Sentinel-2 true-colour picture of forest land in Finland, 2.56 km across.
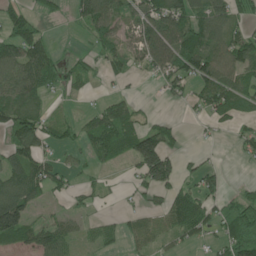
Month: June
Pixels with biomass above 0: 59%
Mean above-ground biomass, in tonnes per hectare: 58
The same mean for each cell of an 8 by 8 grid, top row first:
50 22 89 101 89 127 99 41
90 45 5 61 93 112 104 89
99 68 31 22 16 61 104 69
81 26 16 79 18 2 54 46
94 42 37 85 139 33 8 30
95 74 24 7 93 70 51 2
141 18 18 6 36 87 46 54
79 99 29 35 47 30 25 76
